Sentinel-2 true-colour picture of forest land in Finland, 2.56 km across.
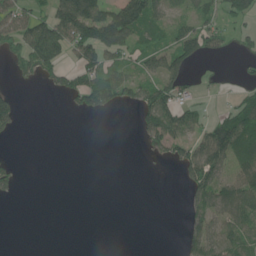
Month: June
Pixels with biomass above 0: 42%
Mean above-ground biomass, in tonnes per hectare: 52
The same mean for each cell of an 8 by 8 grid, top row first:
95 85 227 164 141 30 48 94
57 167 109 156 53 86 74 21
18 38 68 100 59 100 12 22
57 0 34 27 74 104 23 77
2 0 0 0 21 78 120 99
30 0 0 0 1 8 123 65
0 0 0 0 0 0 85 89
0 0 0 0 0 2 102 82
